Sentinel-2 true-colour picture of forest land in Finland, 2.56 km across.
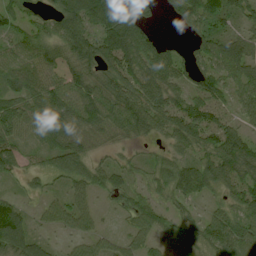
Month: July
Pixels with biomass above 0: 85%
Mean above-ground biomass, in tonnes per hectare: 64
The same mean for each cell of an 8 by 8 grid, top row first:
54 41 106 133 58 52 92 64
58 70 88 108 87 27 68 77
62 100 89 81 85 60 61 61
75 85 86 80 89 79 73 48
63 62 65 36 26 52 70 85
30 48 69 52 39 73 67 82
59 40 64 21 58 32 26 59
90 27 46 33 54 28 59 62
